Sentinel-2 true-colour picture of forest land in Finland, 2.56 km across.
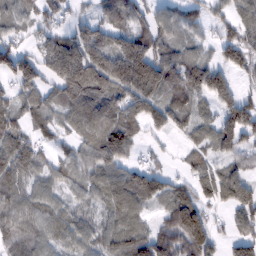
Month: February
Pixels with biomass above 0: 83%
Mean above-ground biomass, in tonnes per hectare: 86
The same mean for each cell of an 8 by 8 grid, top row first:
58 55 36 68 63 56 48 77
63 104 146 127 126 72 37 94
106 80 163 156 174 97 144 34
73 82 124 114 105 78 41 142
102 36 65 153 31 14 70 104
99 67 56 87 103 31 68 88
84 72 54 85 63 100 30 106
84 73 71 91 119 153 94 86
